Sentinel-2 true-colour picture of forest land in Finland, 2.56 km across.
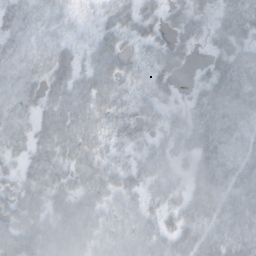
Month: October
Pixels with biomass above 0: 85%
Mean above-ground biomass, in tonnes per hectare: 36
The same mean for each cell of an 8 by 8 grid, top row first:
34 31 8 33 35 29 25 53
34 38 21 47 29 35 20 46
44 36 39 54 25 24 30 46
45 37 48 41 30 18 37 45
32 45 49 21 25 27 45 36
26 49 40 33 28 18 46 46
46 42 49 33 24 24 43 46
54 49 44 35 38 34 36 38
